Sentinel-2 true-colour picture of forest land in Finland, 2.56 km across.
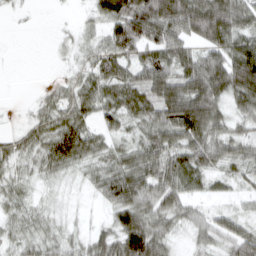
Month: March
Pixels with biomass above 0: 83%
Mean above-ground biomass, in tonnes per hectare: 56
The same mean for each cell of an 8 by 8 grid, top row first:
4 1 9 92 127 129 132 79
0 3 21 76 77 74 67 80
0 6 35 71 78 87 114 121
2 46 54 49 66 125 101 46
33 63 83 34 59 75 88 55
31 30 21 62 79 86 47 32
32 18 6 50 82 64 27 19
29 36 26 78 138 24 39 74
